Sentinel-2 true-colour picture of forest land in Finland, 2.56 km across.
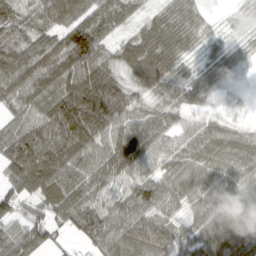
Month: March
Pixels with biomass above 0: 91%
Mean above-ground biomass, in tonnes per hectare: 70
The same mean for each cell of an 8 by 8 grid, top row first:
63 74 72 80 31 55 16 13
84 87 129 48 93 71 22 24
94 102 121 84 72 62 42 8
66 100 152 107 49 57 21 5
94 83 105 82 92 57 83 77
73 100 81 70 64 68 67 69
54 66 89 59 77 41 66 76
60 57 29 74 97 75 87 75
